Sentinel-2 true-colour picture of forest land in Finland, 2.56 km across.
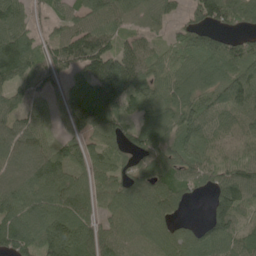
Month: May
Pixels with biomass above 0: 87%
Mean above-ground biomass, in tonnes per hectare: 92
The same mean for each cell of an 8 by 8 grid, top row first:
99 49 80 100 86 41 120 121
135 58 138 84 62 53 83 83
65 55 60 218 81 95 88 100
74 32 97 81 83 106 82 97
102 52 66 67 87 94 106 112
87 123 74 86 94 95 96 131
98 95 101 82 140 77 52 112
100 110 123 100 107 105 105 117
